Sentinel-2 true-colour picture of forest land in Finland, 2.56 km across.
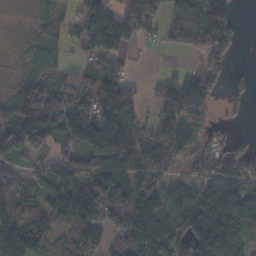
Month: November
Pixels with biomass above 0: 78%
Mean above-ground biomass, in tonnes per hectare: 92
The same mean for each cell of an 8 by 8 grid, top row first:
3 32 58 100 107 78 125 10
6 59 43 110 12 38 99 12
41 70 68 110 20 82 66 24
137 139 124 190 37 119 66 19
98 82 112 179 135 110 60 26
51 58 122 144 103 46 98 133
83 92 163 141 166 97 152 158
170 96 142 71 208 118 182 79
